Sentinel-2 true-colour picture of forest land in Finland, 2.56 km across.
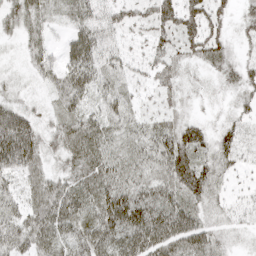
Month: April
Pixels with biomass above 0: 93%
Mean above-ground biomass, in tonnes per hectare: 44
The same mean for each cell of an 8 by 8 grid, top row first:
46 29 52 52 37 67 64 30
13 35 67 40 26 38 56 17
16 35 65 39 27 29 13 37
60 18 43 44 24 24 8 25
116 29 55 31 39 70 43 34
50 38 48 45 36 58 45 18
47 61 57 80 73 65 27 21
62 47 58 64 78 74 50 11
